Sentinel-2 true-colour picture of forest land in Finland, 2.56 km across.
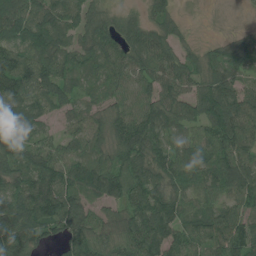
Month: July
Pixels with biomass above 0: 91%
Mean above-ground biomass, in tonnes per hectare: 87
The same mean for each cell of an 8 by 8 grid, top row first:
112 95 66 56 54 46 4 4
116 121 79 103 112 76 43 77
171 120 54 71 72 92 86 60
110 52 52 72 84 87 111 102
89 65 66 89 112 64 89 105
93 114 98 107 100 87 85 108
108 131 88 53 108 90 76 70
134 45 111 78 119 101 99 107
